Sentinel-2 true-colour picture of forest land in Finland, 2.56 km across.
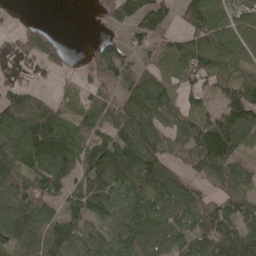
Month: May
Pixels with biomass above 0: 79%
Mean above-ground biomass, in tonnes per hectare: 87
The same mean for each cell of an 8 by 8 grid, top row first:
11 2 0 55 116 54 130 60
39 89 3 70 52 65 113 84
23 5 23 98 83 64 73 95
122 80 72 78 152 83 67 158
125 176 104 115 151 72 178 82
114 129 91 132 134 57 78 58
122 80 103 91 95 80 73 70
98 125 104 88 83 67 119 129
